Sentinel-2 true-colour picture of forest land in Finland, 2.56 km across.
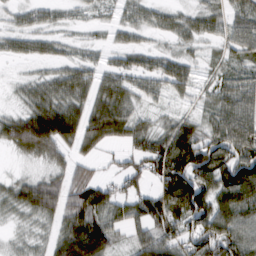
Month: February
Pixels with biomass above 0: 78%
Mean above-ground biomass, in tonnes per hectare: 55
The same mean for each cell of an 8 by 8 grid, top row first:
20 23 10 21 32 27 39 43
28 28 14 31 28 19 12 45
9 39 53 57 40 55 15 41
27 90 67 83 23 17 26 75
62 94 63 33 65 119 95 106
16 41 53 32 75 142 101 131
33 68 94 67 74 102 97 97
11 37 122 51 54 70 115 84
